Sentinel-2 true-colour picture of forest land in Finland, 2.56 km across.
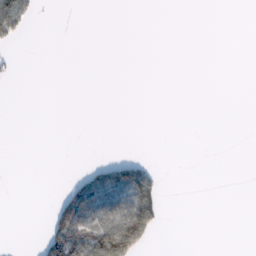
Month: February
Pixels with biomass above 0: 12%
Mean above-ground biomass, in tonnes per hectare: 16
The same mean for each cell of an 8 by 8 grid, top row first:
68 1 0 0 0 0 0 0
9 0 0 0 0 0 0 0
4 0 0 0 0 0 0 0
0 0 0 0 0 0 0 0
0 0 0 0 0 0 0 0
0 0 30 94 54 0 0 0
0 14 124 82 112 0 0 0
0 81 111 169 57 0 0 0
